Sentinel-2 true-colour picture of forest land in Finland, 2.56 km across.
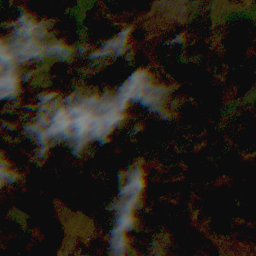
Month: November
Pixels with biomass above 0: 75%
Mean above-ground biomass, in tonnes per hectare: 91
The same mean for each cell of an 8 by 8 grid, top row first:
51 48 61 94 55 8 1 62
26 17 105 131 66 117 74 91
4 85 113 137 95 85 116 137
117 50 160 107 104 99 95 74
97 124 89 105 118 67 99 153
72 152 108 107 30 74 131 119
71 115 105 125 138 118 97 113
82 110 35 85 141 187 59 38
